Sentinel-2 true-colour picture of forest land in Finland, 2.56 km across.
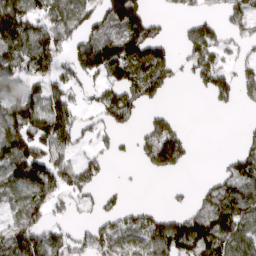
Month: March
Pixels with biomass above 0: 60%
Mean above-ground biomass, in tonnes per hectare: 89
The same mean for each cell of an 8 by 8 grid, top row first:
169 101 112 135 114 23 51 115
136 136 109 158 163 41 138 53
133 108 77 104 129 44 113 89
113 165 63 99 40 19 7 10
145 139 59 38 82 137 0 33
120 131 106 7 11 18 13 108
68 88 39 49 54 25 103 121
132 91 57 101 92 173 170 106
